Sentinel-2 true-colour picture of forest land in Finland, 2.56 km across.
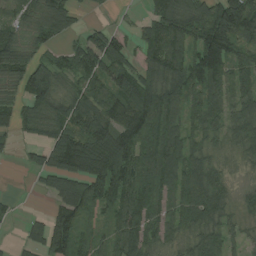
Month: August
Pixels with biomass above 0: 81%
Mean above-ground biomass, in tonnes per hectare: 97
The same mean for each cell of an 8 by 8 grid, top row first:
71 120 33 6 37 149 146 178
103 43 90 127 91 118 170 109
70 115 76 126 112 124 145 79
78 94 130 109 156 104 105 86
27 99 168 175 156 129 63 78
2 78 148 179 120 112 95 23
14 28 130 113 121 82 120 49
13 101 103 76 102 58 87 41
